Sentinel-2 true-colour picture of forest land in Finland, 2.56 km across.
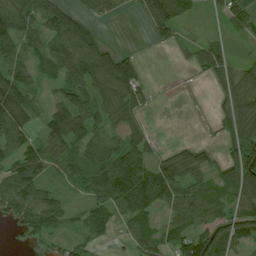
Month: July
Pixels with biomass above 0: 74%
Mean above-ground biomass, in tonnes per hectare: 58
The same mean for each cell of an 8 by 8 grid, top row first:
80 79 46 18 42 96 18 63
80 70 127 29 2 21 56 16
90 34 106 124 27 3 24 68
91 56 96 74 28 0 7 79
78 72 74 69 56 15 16 73
79 41 55 114 103 81 49 88
79 82 23 70 79 62 71 71
10 39 34 19 73 71 108 35
